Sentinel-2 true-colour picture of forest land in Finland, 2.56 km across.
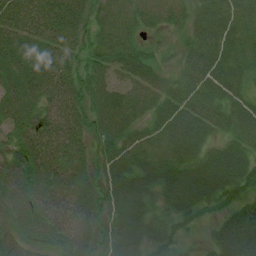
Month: July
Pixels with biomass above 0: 97%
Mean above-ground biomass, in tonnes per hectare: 53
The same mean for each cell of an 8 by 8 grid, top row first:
69 67 58 69 54 45 52 42
59 49 43 75 32 16 58 44
56 67 53 59 60 32 56 42
55 61 54 91 49 56 52 45
45 68 44 58 36 63 37 35
51 54 39 55 58 60 69 55
55 58 52 48 52 53 36 54
43 49 52 44 51 37 30 122
